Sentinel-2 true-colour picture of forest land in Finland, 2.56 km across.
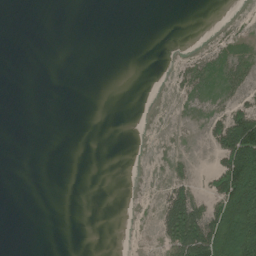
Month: July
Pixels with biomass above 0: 23%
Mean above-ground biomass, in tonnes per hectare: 18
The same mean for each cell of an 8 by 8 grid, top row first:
0 0 0 0 0 0 0 1
0 0 0 0 0 0 12 17
0 0 0 0 0 16 33 42
0 0 0 0 0 2 22 57
0 0 0 0 0 2 18 149
0 0 0 0 1 15 23 153
0 0 0 0 0 87 42 135
0 0 0 0 0 77 123 117
